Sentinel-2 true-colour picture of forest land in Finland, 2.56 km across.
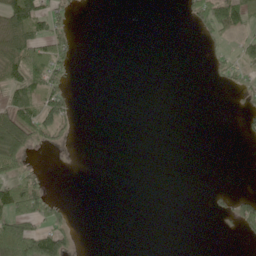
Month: June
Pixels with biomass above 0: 23%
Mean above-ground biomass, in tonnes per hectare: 24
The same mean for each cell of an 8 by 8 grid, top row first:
92 49 3 0 0 0 93 84
92 66 9 0 0 0 11 25
69 63 1 0 0 0 5 19
88 58 8 0 0 0 0 9
91 25 1 0 0 0 0 1
50 9 0 0 0 0 0 0
93 79 1 0 0 0 5 49
170 100 9 0 0 0 0 5
